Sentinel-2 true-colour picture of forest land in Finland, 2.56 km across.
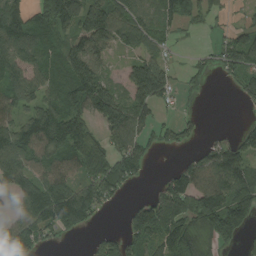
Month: August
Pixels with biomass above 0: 71%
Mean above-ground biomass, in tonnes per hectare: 94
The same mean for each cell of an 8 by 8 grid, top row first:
132 113 155 133 81 77 45 22
132 85 147 74 68 14 28 137
116 92 182 71 196 53 22 77
84 110 106 156 90 30 4 7
119 123 121 82 75 50 39 87
108 112 83 123 35 89 110 115
53 169 170 23 97 137 168 167
154 52 10 75 108 150 96 70
